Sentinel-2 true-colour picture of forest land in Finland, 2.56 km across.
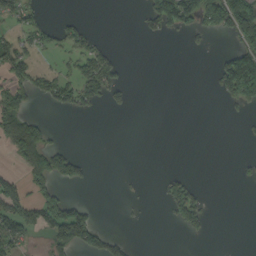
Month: September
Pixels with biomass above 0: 26%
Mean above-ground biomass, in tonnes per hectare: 42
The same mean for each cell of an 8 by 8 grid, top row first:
46 12 13 0 41 141 106 197
57 34 55 23 0 0 14 94
67 63 93 85 0 0 8 250
104 16 35 14 0 0 0 20
114 75 1 0 0 0 0 3
32 106 55 0 4 35 0 13
88 99 56 0 3 82 38 0
78 49 105 55 0 0 9 0
